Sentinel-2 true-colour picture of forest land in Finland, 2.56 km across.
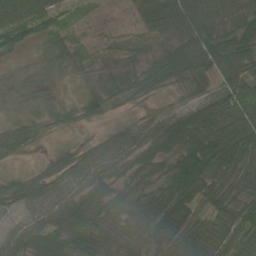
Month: June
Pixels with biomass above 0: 86%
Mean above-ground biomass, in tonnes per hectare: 58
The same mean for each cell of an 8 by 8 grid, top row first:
86 62 9 2 65 134 89 77
41 40 20 12 17 66 98 86
8 14 22 44 45 53 47 91
10 30 32 20 18 34 77 97
46 8 25 58 72 78 113 122
26 61 67 55 47 83 114 95
33 78 93 63 59 78 60 83
53 82 83 67 64 76 79 78
